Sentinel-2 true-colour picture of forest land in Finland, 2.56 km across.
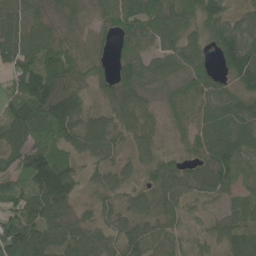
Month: June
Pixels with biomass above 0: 92%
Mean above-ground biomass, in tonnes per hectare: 89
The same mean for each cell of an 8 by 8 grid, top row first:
90 68 56 99 161 143 122 52
148 114 80 59 89 118 84 133
84 138 73 80 89 88 103 99
87 120 98 80 86 76 120 102
76 70 78 69 68 34 139 98
88 152 54 61 42 96 109 50
96 130 44 52 77 79 36 49
157 107 89 52 112 71 53 96
